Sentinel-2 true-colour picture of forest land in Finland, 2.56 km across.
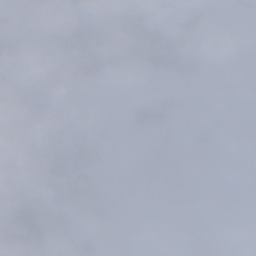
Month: November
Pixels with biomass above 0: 43%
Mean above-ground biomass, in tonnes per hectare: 33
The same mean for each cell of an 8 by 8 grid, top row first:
36 60 68 72 42 17 12 6
29 15 79 46 70 95 30 0
42 85 91 10 5 18 4 0
39 84 41 0 85 29 17 0
66 62 85 6 0 0 22 0
68 53 71 2 2 0 0 0
53 62 65 26 0 0 0 0
68 89 98 11 0 0 0 0
